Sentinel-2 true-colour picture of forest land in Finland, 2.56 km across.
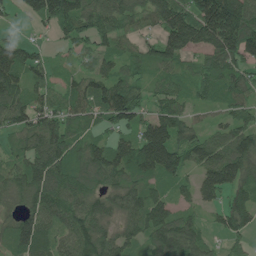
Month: June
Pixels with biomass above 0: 87%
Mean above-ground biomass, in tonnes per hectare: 86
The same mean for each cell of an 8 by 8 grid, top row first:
20 96 117 90 58 148 222 171
82 23 51 49 44 109 99 155
93 54 65 88 49 53 86 82
97 91 74 112 56 74 31 56
45 123 86 78 125 103 93 106
71 129 100 95 85 66 88 102
50 99 105 92 109 56 38 97
85 69 114 102 65 122 43 42
